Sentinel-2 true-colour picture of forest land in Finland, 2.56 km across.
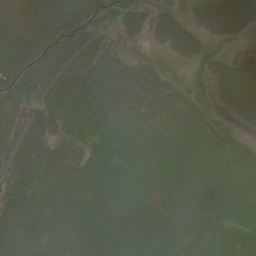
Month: June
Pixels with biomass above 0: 89%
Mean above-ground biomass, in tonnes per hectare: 50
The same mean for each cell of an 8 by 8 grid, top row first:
68 77 63 37 33 33 29 60
73 74 69 22 6 34 25 8
59 66 58 66 59 18 22 54
38 36 55 56 57 63 27 26
45 41 45 47 56 61 44 24
59 63 55 50 47 52 54 53
68 53 57 71 55 51 61 53
83 40 48 69 71 53 54 52
